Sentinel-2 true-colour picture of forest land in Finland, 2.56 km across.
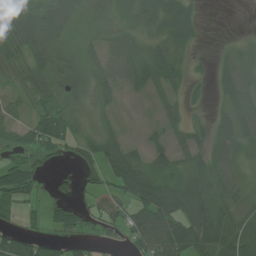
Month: July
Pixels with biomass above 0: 71%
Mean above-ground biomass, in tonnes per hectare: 36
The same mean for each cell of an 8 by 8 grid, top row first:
57 65 16 14 45 64 0 0
47 26 16 27 24 31 1 16
19 23 11 29 27 22 8 41
27 46 12 14 5 15 11 50
31 46 29 36 17 18 34 43
110 23 40 56 63 32 44 24
39 33 36 49 79 75 60 43
46 31 34 16 75 80 66 80
